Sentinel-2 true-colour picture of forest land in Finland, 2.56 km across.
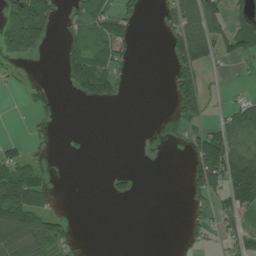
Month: July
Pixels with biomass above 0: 35%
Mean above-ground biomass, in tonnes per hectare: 44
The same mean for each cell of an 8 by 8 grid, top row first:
98 101 44 76 18 73 119 36
90 16 59 76 0 79 107 83
18 5 117 78 0 62 16 6
2 25 0 0 0 49 31 60
26 19 9 0 2 13 99 38
96 16 0 19 1 0 138 126
151 38 0 0 0 0 36 89
134 112 13 0 0 11 26 59
